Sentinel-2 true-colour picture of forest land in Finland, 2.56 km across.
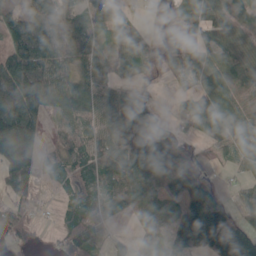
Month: May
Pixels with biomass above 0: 81%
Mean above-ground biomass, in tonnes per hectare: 93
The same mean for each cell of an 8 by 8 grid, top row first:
129 138 90 87 10 69 82 84
205 218 128 48 67 74 74 74
269 213 106 70 20 29 79 145
190 95 89 59 87 15 88 81
221 34 76 95 147 93 33 72
161 46 65 128 112 156 70 23
52 8 79 78 54 53 167 63
85 4 149 29 30 101 129 119
